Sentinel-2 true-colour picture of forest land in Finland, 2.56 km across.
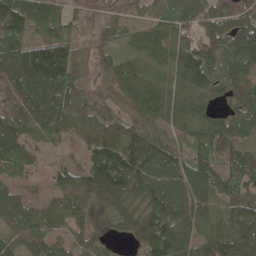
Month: May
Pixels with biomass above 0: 92%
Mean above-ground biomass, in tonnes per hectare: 89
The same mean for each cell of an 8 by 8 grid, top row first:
133 90 34 32 33 81 82 124
91 153 49 39 61 74 87 109
134 225 59 63 65 77 110 91
104 165 80 53 73 66 42 82
96 38 52 133 142 57 83 72
45 37 97 230 145 110 105 90
81 46 56 85 113 130 78 108
64 76 54 27 130 146 79 108
